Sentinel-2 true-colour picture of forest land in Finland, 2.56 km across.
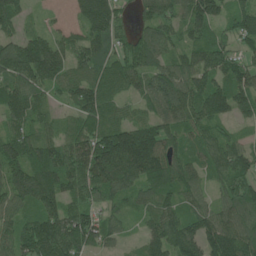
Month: June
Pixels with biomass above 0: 91%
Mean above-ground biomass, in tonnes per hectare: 103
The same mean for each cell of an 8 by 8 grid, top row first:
95 13 65 104 71 83 152 115
81 121 76 81 111 62 119 64
112 109 87 73 92 125 122 118
124 61 93 59 47 111 131 73
118 91 113 184 222 91 99 58
130 145 141 173 151 112 73 109
87 111 97 63 62 84 77 109
99 169 132 50 61 139 129 141
